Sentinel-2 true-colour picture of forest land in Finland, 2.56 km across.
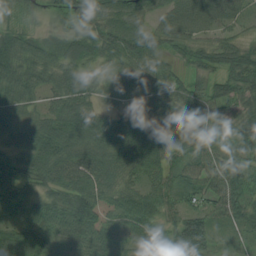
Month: August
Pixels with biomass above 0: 95%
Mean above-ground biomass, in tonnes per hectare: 61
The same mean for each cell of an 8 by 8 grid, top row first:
37 34 67 61 39 65 66 39
81 46 60 51 61 41 50 46
89 52 64 22 44 38 44 61
68 49 86 34 32 65 48 46
57 88 81 97 101 52 47 49
65 69 75 75 58 49 68 73
69 73 114 80 83 51 52 56
83 74 80 75 37 77 72 23
